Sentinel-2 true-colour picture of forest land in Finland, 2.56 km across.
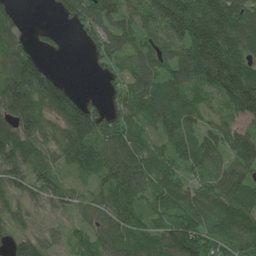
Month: June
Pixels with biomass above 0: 86%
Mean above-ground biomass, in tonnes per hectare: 102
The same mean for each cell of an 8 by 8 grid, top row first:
36 6 115 144 118 167 194 137
87 27 15 133 111 104 222 170
147 101 2 37 116 105 138 201
154 95 147 50 80 137 57 89
166 76 159 119 67 108 113 144
91 79 60 116 99 79 70 105
57 48 56 100 71 105 111 132
75 57 44 93 89 142 108 148
